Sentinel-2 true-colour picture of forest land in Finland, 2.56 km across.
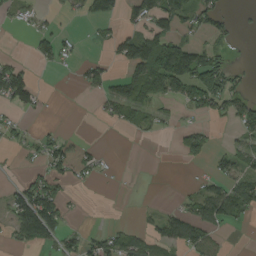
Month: August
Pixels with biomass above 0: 41%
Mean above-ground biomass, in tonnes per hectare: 46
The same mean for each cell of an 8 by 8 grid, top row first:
24 16 26 42 74 81 60 7
9 55 11 33 110 128 51 3
108 3 30 48 120 153 110 25
40 4 0 38 51 24 53 74
29 49 71 0 4 29 44 41
8 61 63 6 0 0 34 92
99 129 6 0 8 25 107 71
40 55 48 56 44 87 51 0
